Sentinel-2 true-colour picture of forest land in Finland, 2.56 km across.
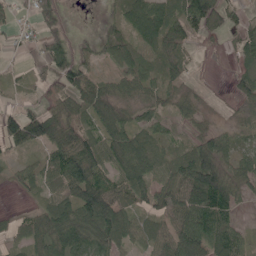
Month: May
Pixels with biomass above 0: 76%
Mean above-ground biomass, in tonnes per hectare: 51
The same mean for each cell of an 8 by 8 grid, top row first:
20 56 0 20 94 71 100 24
14 51 15 42 42 50 4 34
13 37 75 33 55 41 2 33
33 45 53 60 30 37 16 20
62 78 85 74 58 23 57 25
28 54 115 62 71 71 119 53
6 55 90 90 43 78 102 26
28 87 94 73 41 83 94 50
